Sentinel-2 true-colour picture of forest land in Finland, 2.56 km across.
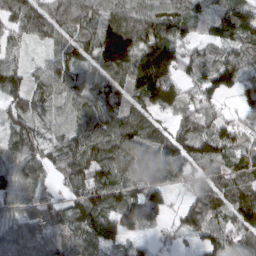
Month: March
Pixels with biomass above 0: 91%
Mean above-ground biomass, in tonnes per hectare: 84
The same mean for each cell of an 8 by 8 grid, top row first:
97 71 70 67 79 77 68 114
50 32 47 156 120 86 47 76
75 89 82 83 172 86 80 81
68 68 106 108 81 75 78 49
76 64 116 136 144 92 114 77
82 58 97 122 96 67 60 79
50 64 95 123 147 33 104 104
78 75 80 97 43 26 75 78
